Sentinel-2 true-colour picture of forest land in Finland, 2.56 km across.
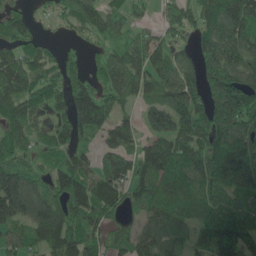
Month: June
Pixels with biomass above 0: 84%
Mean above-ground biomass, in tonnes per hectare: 94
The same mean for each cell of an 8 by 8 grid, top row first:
78 23 90 79 22 60 91 142
83 32 26 96 87 52 107 96
122 77 95 115 94 111 144 127
106 58 140 99 63 110 126 169
81 54 69 72 70 104 123 131
136 71 126 90 78 99 118 121
123 110 134 86 68 109 90 89
62 106 109 60 92 96 92 119
